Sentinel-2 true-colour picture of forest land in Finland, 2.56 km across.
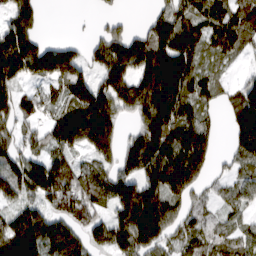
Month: March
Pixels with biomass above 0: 77%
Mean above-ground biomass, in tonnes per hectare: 118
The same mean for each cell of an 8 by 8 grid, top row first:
121 7 2 29 17 120 128 127
196 86 48 143 166 190 100 88
103 102 141 179 171 217 87 33
98 56 209 155 149 180 51 158
79 85 135 137 205 213 97 135
130 190 98 100 160 213 49 57
81 80 124 100 263 86 38 45
241 166 90 154 166 62 73 68
